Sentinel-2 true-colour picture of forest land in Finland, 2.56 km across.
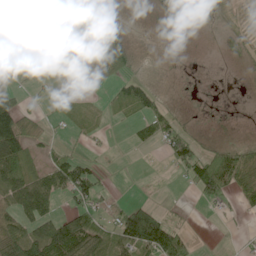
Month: June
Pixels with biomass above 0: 45%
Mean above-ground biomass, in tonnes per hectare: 38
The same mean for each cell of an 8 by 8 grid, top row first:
18 23 75 16 1 50 44 3
21 2 69 61 2 0 0 5
13 30 32 41 24 0 0 2
79 21 25 17 53 19 0 0
122 18 9 2 25 74 14 17
92 65 90 4 1 10 108 64
77 62 47 18 74 2 11 20
87 125 104 60 171 96 0 4
